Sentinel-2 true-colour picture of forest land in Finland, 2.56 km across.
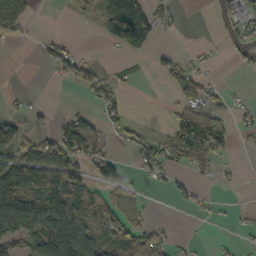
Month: October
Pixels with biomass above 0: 42%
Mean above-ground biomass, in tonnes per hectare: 42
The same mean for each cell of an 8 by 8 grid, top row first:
58 0 19 140 92 19 2 33
7 21 9 17 41 10 7 19
0 5 40 26 2 41 18 1
16 7 25 37 0 48 68 19
69 61 74 18 39 77 114 6
109 90 56 55 19 21 20 5
141 141 100 59 10 9 10 8
72 151 121 76 73 13 4 8
